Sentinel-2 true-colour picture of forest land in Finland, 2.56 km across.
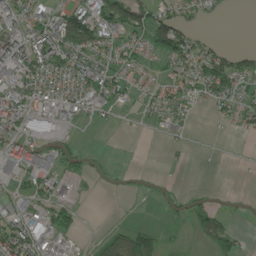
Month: June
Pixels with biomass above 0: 49%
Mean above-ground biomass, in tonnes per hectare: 36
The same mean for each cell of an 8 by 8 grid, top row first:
46 49 82 89 59 44 16 0
79 96 82 41 37 87 34 21
61 54 62 47 19 33 69 56
65 59 32 21 14 38 11 35
70 40 7 0 0 10 4 1
47 57 21 3 4 1 0 1
31 39 15 0 1 11 34 3
89 58 14 34 69 3 56 20
